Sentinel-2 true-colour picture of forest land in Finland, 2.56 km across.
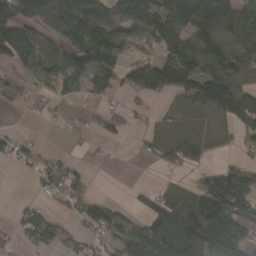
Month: March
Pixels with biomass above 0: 63%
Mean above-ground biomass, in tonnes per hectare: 86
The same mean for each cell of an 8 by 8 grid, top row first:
160 138 193 104 179 162 193 150
175 100 149 145 44 138 148 118
37 63 91 69 134 184 146 86
14 19 8 34 25 43 91 164
43 6 8 10 21 106 63 38
5 73 44 0 1 36 74 86
20 29 62 51 43 148 189 110
26 55 32 55 123 126 188 100
